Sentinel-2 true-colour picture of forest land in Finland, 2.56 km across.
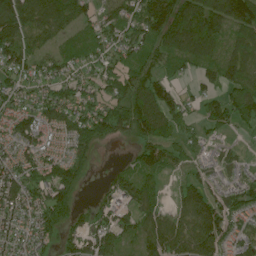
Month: June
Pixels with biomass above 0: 83%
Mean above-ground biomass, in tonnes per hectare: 78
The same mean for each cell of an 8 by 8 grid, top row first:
155 115 79 60 120 170 148 159
101 38 52 69 75 96 107 67
68 78 67 80 93 35 49 82
62 87 87 97 117 67 60 77
76 59 88 44 87 53 35 13
91 75 63 32 70 23 40 35
94 123 51 77 74 46 123 76
85 61 75 92 76 91 106 61
